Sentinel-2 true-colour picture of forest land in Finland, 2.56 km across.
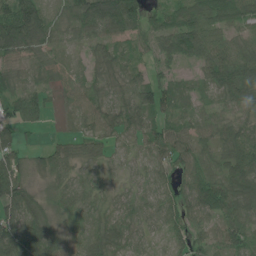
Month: June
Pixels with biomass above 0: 90%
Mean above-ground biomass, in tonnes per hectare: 52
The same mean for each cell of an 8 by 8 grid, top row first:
126 50 81 117 58 55 66 57
86 41 17 36 26 77 80 53
47 27 23 51 47 38 49 91
47 20 27 45 60 45 34 43
62 20 47 17 39 71 35 72
54 38 32 17 26 43 55 85
85 31 55 38 39 57 81 78
93 82 40 61 32 26 38 60
